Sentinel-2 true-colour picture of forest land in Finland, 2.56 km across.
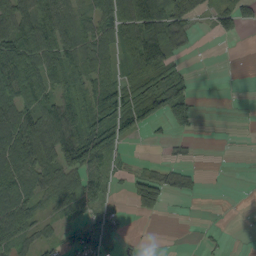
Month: September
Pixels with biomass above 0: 61%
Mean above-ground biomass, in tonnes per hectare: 49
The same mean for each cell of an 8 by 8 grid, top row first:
94 95 61 70 132 91 27 71
95 88 78 49 113 48 0 0
81 60 63 56 65 57 0 0
85 78 81 100 88 79 1 1
107 82 108 59 4 16 1 1
92 67 74 33 44 39 2 0
86 31 36 25 43 0 1 0
63 36 64 27 5 0 9 1
